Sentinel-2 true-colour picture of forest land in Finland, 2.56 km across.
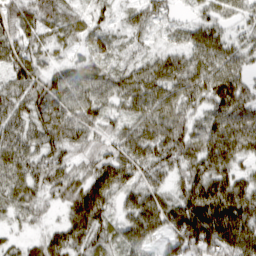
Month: March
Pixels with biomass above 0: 94%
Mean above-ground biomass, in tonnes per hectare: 63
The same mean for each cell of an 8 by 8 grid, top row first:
80 61 37 24 41 21 38 36
77 36 30 34 26 40 76 48
76 66 66 64 73 80 90 68
72 86 78 47 73 67 56 86
77 74 53 48 75 75 76 81
63 67 44 84 53 42 81 49
36 23 90 50 87 78 123 102
19 48 71 40 64 71 118 114
